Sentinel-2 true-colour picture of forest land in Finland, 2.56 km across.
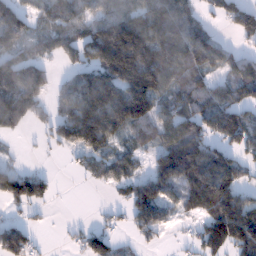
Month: January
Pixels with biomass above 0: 69%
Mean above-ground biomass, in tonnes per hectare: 94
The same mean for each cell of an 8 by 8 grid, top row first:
116 79 74 89 111 105 35 100
107 56 114 248 183 133 83 31
124 60 107 176 219 85 62 94
157 37 183 215 132 93 105 90
5 29 136 87 44 138 96 87
113 36 18 64 67 169 205 79
37 19 0 19 118 56 115 146
136 4 42 57 26 8 121 140
